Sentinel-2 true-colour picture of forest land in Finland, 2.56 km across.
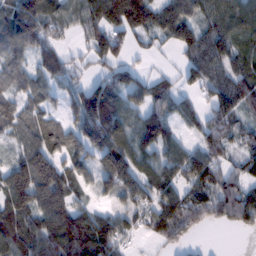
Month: February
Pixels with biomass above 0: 81%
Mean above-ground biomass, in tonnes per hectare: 91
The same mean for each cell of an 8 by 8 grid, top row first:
129 98 85 170 164 112 91 122
81 69 25 117 28 58 78 59
73 73 50 78 53 38 87 66
80 59 123 109 87 76 74 62
53 112 93 142 111 76 103 64
139 169 66 142 81 93 90 66
129 166 74 54 85 133 88 140
120 145 175 131 36 69 3 3
